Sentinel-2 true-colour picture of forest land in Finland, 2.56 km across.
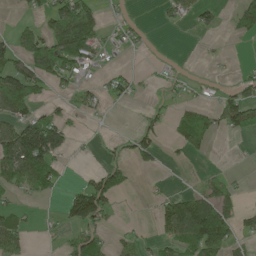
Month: May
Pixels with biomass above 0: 38%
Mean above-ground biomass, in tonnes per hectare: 42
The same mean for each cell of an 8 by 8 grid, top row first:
10 59 120 9 3 24 27 51
63 93 117 21 10 1 4 0
112 53 31 32 9 18 13 28
77 38 23 7 18 27 44 97
131 175 4 16 58 19 27 3
58 67 11 98 8 0 19 6
27 2 124 31 4 87 91 37
53 5 56 24 17 58 109 31
